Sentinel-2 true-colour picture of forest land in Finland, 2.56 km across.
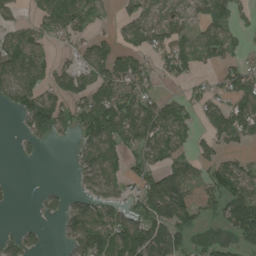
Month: August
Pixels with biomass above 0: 61%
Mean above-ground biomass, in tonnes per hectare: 64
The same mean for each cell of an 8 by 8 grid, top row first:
35 97 86 14 64 46 64 35
90 34 40 58 53 86 84 36
109 70 70 89 56 36 19 95
56 119 69 129 104 72 70 98
13 13 50 95 72 60 43 48
2 0 47 52 57 81 63 78
4 26 66 81 77 131 53 110
45 10 91 116 143 94 21 49
